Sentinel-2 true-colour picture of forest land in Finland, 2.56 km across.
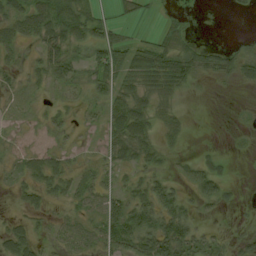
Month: August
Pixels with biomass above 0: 64%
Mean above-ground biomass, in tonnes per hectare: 30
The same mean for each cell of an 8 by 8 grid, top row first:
38 61 57 18 21 10 0 4
27 45 34 66 52 36 22 15
15 27 28 62 50 60 12 29
11 16 12 55 34 16 1 3
9 17 23 39 38 13 2 4
18 51 40 16 28 17 46 1
10 23 35 53 67 53 16 6
49 34 34 57 62 85 33 13
